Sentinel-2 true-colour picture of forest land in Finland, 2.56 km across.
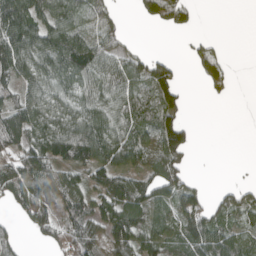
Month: April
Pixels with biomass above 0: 67%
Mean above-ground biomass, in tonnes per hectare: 65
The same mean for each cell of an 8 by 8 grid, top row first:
146 92 69 35 23 43 0 0
119 93 91 55 9 2 30 0
81 77 80 81 93 67 46 0
86 87 88 84 66 73 0 0
75 105 146 99 90 112 0 0
97 106 50 92 61 78 3 2
43 86 71 94 76 71 64 78
46 45 97 92 78 77 120 68
